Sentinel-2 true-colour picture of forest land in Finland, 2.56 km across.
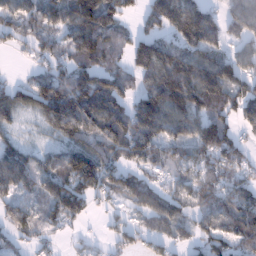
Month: January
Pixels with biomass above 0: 80%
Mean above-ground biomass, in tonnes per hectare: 83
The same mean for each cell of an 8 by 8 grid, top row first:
80 77 159 123 56 142 88 87
28 50 108 72 124 93 98 49
17 92 117 94 76 152 159 114
63 95 143 129 141 134 96 77
53 35 79 103 120 79 125 68
109 92 136 72 49 61 74 64
67 62 67 23 74 65 72 105
34 24 15 33 48 50 62 77
